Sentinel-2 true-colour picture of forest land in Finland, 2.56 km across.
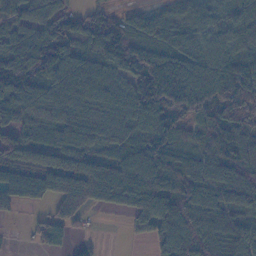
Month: November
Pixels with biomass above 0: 86%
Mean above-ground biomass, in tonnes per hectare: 90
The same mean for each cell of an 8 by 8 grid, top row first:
78 97 80 70 49 37 64 69
85 137 70 156 143 87 89 65
162 96 89 72 178 144 126 127
68 52 70 73 113 143 152 138
89 55 66 52 102 81 77 89
68 96 112 103 123 144 106 100
48 34 84 44 145 140 100 64
3 66 23 0 23 119 118 95
